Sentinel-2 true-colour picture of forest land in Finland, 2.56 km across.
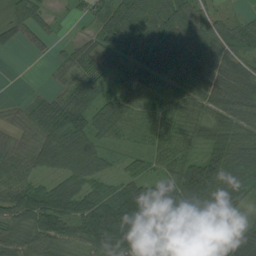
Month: August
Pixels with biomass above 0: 88%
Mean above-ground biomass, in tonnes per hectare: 61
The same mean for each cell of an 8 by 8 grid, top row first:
57 33 21 68 92 86 45 21
17 19 38 68 80 67 57 46
0 9 59 44 64 60 61 59
24 75 82 66 50 71 53 62
44 82 80 36 32 77 50 64
76 41 70 33 47 96 91 61
81 81 60 89 135 123 64 38
69 72 58 99 149 69 41 63
